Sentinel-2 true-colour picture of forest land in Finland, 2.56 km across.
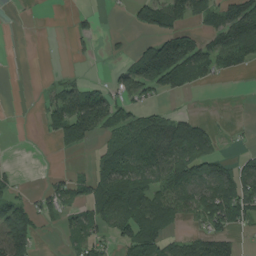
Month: August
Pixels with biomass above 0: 52%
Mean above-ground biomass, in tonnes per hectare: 56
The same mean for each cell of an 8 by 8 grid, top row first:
4 1 15 1 84 110 74 119
0 4 16 8 57 141 60 115
0 9 27 33 162 91 26 5
0 43 141 91 47 32 5 3
0 7 77 54 109 117 65 7
21 16 27 112 81 88 92 77
85 46 50 91 115 55 92 95
152 3 45 35 114 35 72 16
